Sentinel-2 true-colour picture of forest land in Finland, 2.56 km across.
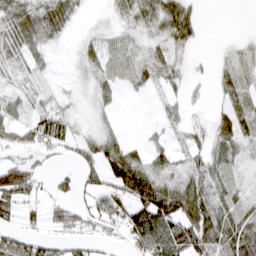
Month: March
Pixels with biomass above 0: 71%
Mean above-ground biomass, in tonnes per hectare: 36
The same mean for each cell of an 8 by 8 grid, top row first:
57 65 16 14 45 64 0 0
47 26 16 27 24 31 1 16
19 23 11 29 27 22 8 41
27 46 12 14 5 15 11 50
31 46 29 36 17 18 34 43
110 23 40 56 63 32 44 24
39 33 36 49 79 75 60 43
46 31 34 16 75 80 66 80
